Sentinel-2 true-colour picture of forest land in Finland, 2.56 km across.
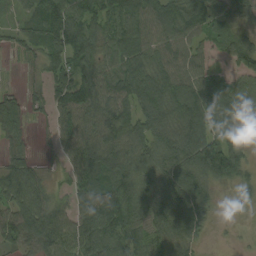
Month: September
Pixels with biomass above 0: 87%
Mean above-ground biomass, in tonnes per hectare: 79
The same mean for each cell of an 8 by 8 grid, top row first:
22 99 74 87 92 94 82 51
22 71 95 74 83 73 35 80
7 59 94 94 107 99 81 78
68 51 109 112 94 108 127 68
44 15 114 94 87 102 112 58
109 30 105 103 80 103 110 76
98 99 90 125 71 94 47 22
83 106 108 106 65 82 15 6
